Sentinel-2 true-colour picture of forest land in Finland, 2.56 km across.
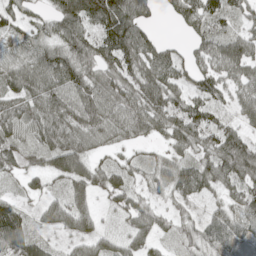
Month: May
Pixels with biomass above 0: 85%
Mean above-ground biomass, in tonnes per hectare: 64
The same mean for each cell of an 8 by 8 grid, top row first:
54 41 106 133 58 52 92 64
58 70 88 108 87 27 68 77
62 100 89 81 85 60 61 61
75 85 86 80 89 79 73 48
63 62 65 36 26 52 70 85
30 48 69 52 39 73 67 82
59 40 64 21 58 32 26 59
90 27 46 33 54 28 59 62
